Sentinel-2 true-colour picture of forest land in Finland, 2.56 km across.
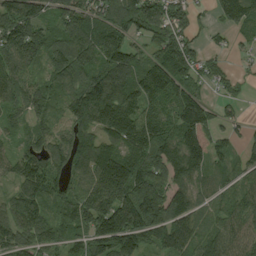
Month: August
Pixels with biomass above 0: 88%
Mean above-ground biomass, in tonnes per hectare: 124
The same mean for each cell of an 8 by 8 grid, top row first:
153 81 137 141 192 136 43 157
181 124 124 153 76 147 54 34
129 84 120 162 143 148 71 38
70 109 149 221 136 158 124 42
57 112 124 127 171 165 177 51
97 134 119 253 169 122 67 58
115 91 157 219 216 139 67 102
110 99 92 209 126 120 104 110
